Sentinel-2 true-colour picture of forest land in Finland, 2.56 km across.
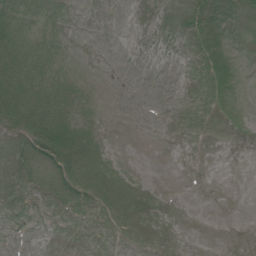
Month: July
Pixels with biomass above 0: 32%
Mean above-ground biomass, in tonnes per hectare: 5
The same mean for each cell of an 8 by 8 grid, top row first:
8 2 0 0 0 5 13 7
17 3 0 0 0 1 15 1
26 15 4 0 0 0 9 3
27 23 6 0 0 0 2 4
14 39 24 1 0 0 0 0
9 13 21 7 1 0 0 0
2 2 6 9 1 0 0 0
0 0 0 1 0 0 0 0
